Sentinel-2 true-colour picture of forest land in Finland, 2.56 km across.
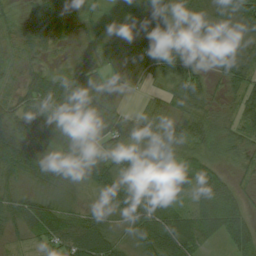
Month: August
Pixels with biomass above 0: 92%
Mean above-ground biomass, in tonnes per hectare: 47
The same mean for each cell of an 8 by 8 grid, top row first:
23 57 26 23 58 40 43 60
30 35 28 21 62 63 73 39
24 49 62 17 14 63 39 67
56 65 61 44 26 46 42 42
72 49 53 44 33 44 45 40
40 64 46 64 55 52 63 21
50 50 23 42 71 47 56 41
14 51 75 44 67 89 33 53
